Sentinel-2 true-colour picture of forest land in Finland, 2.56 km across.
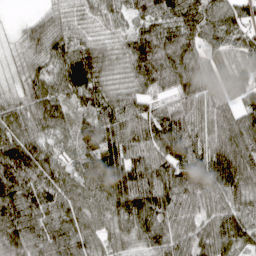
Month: April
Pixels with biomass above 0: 96%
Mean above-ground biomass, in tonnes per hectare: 91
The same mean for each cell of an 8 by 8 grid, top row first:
4 48 52 69 81 101 108 84
32 95 85 62 133 127 69 65
42 91 128 68 125 116 73 68
80 106 78 103 83 90 91 92
113 73 87 104 102 97 93 139
127 99 74 117 121 80 100 131
125 89 89 93 124 94 73 82
130 106 106 67 82 71 87 82
